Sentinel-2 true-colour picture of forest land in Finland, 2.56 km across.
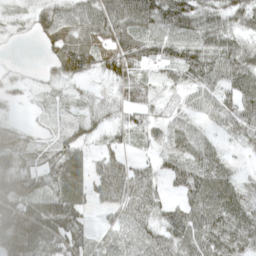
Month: April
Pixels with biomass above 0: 88%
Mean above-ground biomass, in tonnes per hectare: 62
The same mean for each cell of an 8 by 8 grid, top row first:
21 53 69 75 85 112 66 65
4 23 73 44 66 79 77 69
19 22 30 38 39 51 67 81
8 16 30 33 41 35 39 83
78 34 59 27 31 75 50 32
104 72 85 110 60 65 91 29
113 96 63 60 75 55 101 72
142 111 85 50 66 78 90 74
